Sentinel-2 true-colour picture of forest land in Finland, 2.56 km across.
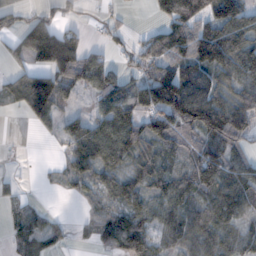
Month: November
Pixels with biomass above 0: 71%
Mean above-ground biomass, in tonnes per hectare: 71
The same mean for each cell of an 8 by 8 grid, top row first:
46 42 19 16 3 132 104 115
61 179 90 33 64 124 143 105
60 123 76 81 79 166 110 100
18 94 22 106 96 150 157 126
3 4 88 125 91 71 84 46
12 7 67 48 62 65 103 93
28 16 10 34 37 80 80 78
39 32 7 37 69 52 73 66
